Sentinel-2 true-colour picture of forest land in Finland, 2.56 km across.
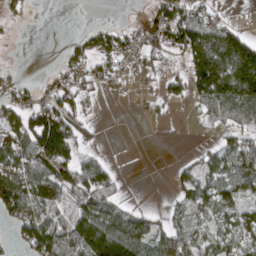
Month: April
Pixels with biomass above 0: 56%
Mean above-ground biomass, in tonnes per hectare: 59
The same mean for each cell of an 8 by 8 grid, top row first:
14 0 0 0 26 95 45 5
3 0 38 66 68 70 153 132
19 20 46 29 16 39 151 154
54 104 49 0 6 3 37 60
106 150 54 0 0 1 14 59
93 107 104 48 0 26 67 110
86 102 111 77 8 34 73 77
32 122 141 171 100 80 66 74
